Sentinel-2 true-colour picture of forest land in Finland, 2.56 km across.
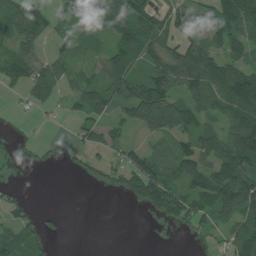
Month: July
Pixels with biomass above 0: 63%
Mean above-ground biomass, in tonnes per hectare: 61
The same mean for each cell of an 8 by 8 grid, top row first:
74 22 78 111 79 72 99 94
67 22 34 70 91 76 92 80
58 80 45 83 76 101 124 127
10 13 50 58 119 100 48 113
15 13 36 51 43 59 60 123
13 0 14 31 141 72 114 101
39 6 0 0 43 102 79 119
86 36 0 0 0 1 21 98
